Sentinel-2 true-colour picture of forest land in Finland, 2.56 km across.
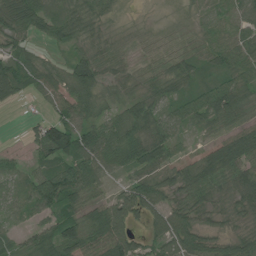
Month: July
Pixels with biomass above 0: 86%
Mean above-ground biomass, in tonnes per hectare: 53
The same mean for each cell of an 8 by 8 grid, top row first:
79 71 58 22 3 12 39 51
45 23 31 34 22 37 51 69
77 57 77 30 33 55 36 61
4 29 72 36 59 45 79 44
5 130 98 93 97 40 26 94
32 74 88 31 52 46 68 60
31 60 57 71 80 55 42 40
30 63 90 97 40 81 40 44
